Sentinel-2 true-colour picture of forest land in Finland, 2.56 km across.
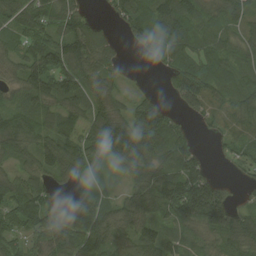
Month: August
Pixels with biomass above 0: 83%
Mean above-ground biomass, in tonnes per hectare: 70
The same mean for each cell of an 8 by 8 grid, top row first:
68 82 66 28 71 115 62 70
42 93 102 41 37 86 62 66
50 107 81 48 4 68 86 52
60 61 60 79 99 34 55 58
76 73 66 132 161 86 13 41
54 56 44 18 88 109 70 23
75 79 81 49 94 102 199 51
46 98 88 72 81 52 42 81
